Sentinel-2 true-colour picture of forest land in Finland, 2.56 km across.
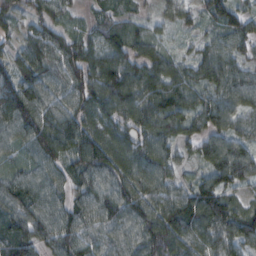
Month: February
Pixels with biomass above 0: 94%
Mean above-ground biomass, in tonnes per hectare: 87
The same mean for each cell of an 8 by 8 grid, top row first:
59 67 26 58 29 51 48 72
45 110 95 96 79 25 56 61
99 97 101 120 111 98 89 77
131 101 99 100 114 119 103 77
77 127 106 115 88 70 78 76
76 82 80 102 118 58 68 88
84 103 81 106 103 102 127 64
92 80 98 90 110 112 86 88
